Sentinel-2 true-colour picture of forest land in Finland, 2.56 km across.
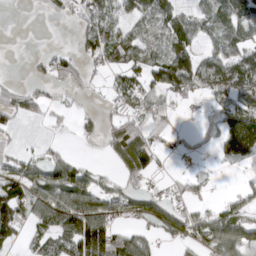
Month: April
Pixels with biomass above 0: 61%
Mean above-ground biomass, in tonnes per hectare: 43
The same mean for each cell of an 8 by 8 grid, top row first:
0 7 32 37 49 57 53 64
0 5 26 74 54 78 21 56
7 30 33 20 42 69 63 80
49 22 16 21 44 20 15 78
14 12 9 54 68 16 20 107
49 75 58 21 51 13 11 11
74 77 89 48 54 47 26 45
28 50 92 94 48 32 65 82
